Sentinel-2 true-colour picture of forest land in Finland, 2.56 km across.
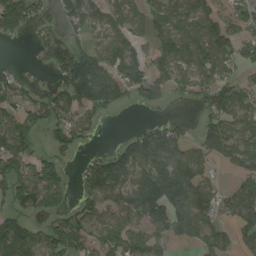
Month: August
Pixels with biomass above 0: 68%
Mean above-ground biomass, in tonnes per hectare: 89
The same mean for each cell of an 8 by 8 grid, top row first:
134 29 103 74 77 111 84 59
1 96 87 96 51 142 131 80
32 15 206 141 95 65 85 53
57 74 84 39 11 4 80 78
112 40 43 22 124 104 118 127
115 125 49 147 120 201 64 85
74 80 61 76 143 157 115 114
162 94 97 95 85 75 112 64
